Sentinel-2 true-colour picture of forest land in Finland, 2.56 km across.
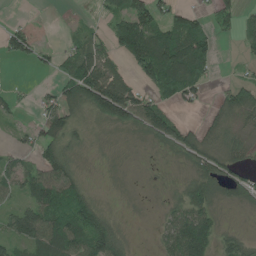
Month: June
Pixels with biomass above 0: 65%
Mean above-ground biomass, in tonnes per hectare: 51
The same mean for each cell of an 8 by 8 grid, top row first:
2 0 4 56 110 49 28 45
62 17 53 59 153 119 66 16
3 7 109 95 50 104 30 25
24 64 48 119 94 28 22 75
19 64 25 9 16 68 45 30
53 83 32 6 3 8 78 52
46 93 89 10 3 40 66 25
64 93 92 100 1 96 85 43
